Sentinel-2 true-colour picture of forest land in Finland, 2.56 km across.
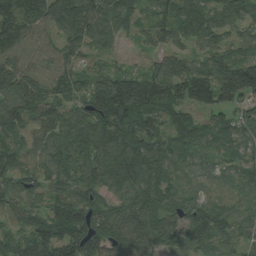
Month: August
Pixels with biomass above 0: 95%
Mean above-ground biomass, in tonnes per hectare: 93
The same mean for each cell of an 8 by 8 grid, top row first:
165 134 130 100 60 103 92 94
98 53 82 44 34 71 62 62
122 82 73 132 140 122 133 136
111 87 67 163 144 92 81 60
66 84 92 118 118 96 67 76
83 93 93 104 99 53 45 51
65 78 109 71 112 73 78 34
80 162 143 115 109 81 101 54
